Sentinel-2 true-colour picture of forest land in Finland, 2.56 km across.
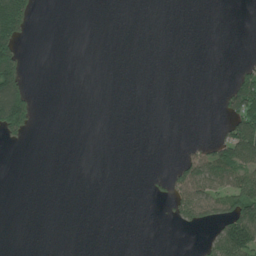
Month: June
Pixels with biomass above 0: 16%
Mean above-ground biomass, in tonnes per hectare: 26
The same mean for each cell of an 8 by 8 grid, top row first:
153 0 0 0 0 0 0 0
94 0 0 0 0 0 0 0
92 0 0 0 0 0 0 80
181 0 0 0 0 0 0 115
10 0 0 0 0 1 33 153
0 0 0 0 2 49 89 110
0 0 0 0 0 54 76 147
0 0 0 0 0 0 30 182
